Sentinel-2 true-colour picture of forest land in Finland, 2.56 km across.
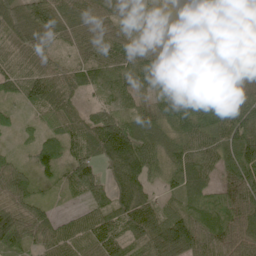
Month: June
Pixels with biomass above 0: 92%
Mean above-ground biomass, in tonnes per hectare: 74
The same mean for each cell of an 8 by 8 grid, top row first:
80 103 90 63 25 9 40 101
59 41 52 61 47 26 21 109
65 82 66 65 72 84 49 62
27 55 44 65 63 102 98 119
12 64 89 158 108 87 86 135
79 32 101 76 98 77 67 131
91 37 32 88 86 61 88 105
98 69 74 74 99 145 80 83
